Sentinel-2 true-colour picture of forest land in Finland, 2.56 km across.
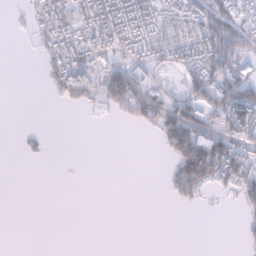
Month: January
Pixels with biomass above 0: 39%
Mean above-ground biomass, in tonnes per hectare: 46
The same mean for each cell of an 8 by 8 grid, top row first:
8 106 110 145 138 99 88 51
0 68 122 87 92 76 99 69
0 38 131 96 76 18 101 121
0 0 10 28 80 79 64 142
3 8 0 0 0 88 132 66
0 0 0 0 0 64 115 105
0 0 0 0 0 8 4 18
0 0 0 0 0 0 0 7
